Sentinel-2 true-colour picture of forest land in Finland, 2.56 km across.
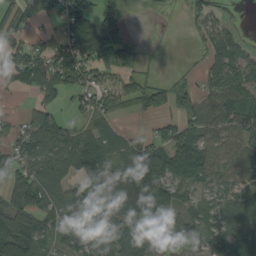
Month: September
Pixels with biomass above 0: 72%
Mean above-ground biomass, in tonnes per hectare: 63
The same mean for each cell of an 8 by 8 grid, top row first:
67 50 92 53 6 3 41 9
58 45 101 104 16 1 30 35
43 79 80 59 37 23 36 63
10 74 35 63 35 55 62 79
51 97 96 57 57 85 63 70
76 81 61 118 148 72 58 57
110 63 94 71 143 73 54 74
97 41 56 73 91 64 55 91
